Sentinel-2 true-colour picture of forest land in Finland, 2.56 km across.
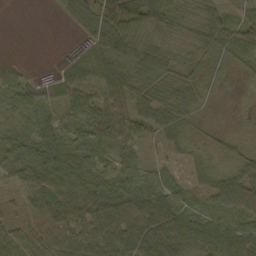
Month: October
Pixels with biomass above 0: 85%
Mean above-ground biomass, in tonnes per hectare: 41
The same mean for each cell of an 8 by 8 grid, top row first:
0 2 30 71 65 40 45 23
0 0 14 72 40 25 37 55
42 20 39 65 49 37 21 7
22 24 32 65 51 49 8 3
38 50 50 49 32 40 16 17
34 52 39 37 33 19 46 44
27 64 69 83 79 50 23 53
49 53 57 68 88 72 58 56
